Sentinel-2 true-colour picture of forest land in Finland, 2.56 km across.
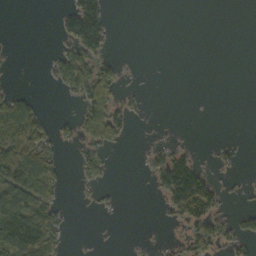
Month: October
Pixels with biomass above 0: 32%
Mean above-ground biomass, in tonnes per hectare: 37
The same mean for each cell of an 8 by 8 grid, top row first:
0 0 123 25 0 0 0 0
5 4 93 20 0 0 0 0
5 11 105 88 2 0 0 0
84 14 47 108 14 0 0 0
121 60 43 54 6 23 3 8
122 77 32 14 11 164 53 6
134 85 3 10 0 79 96 13
150 118 1 1 3 15 92 49
